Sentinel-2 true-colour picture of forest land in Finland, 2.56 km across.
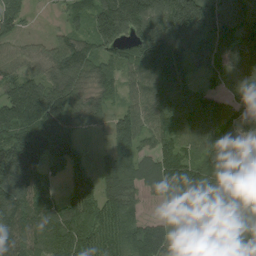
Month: August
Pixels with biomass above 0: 92%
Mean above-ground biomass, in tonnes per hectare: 115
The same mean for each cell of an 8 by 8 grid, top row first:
90 9 67 195 167 223 189 112
51 66 125 103 159 159 146 100
116 114 98 93 105 121 54 47
177 188 100 72 95 64 109 78
193 168 68 107 80 81 80 88
156 79 79 133 109 139 128 126
151 110 118 131 46 117 132 121
160 129 138 143 158 68 121 119
